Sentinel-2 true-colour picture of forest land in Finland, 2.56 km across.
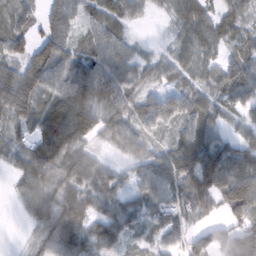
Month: February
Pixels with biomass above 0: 87%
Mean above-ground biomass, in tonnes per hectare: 65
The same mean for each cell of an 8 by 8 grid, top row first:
49 66 57 70 21 49 54 53
75 100 56 89 19 44 51 49
91 94 102 93 48 37 51 81
77 84 100 74 69 80 64 41
43 86 57 38 55 60 80 59
34 67 83 50 51 90 128 110
12 79 77 50 50 66 50 114
2 61 87 68 36 45 85 118
